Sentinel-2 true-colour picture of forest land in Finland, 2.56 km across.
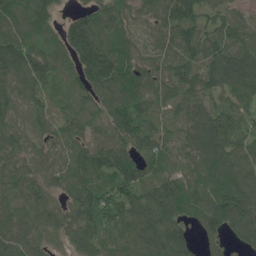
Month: June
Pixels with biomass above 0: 94%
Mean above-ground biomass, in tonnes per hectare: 102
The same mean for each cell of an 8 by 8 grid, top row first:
118 90 64 96 66 152 86 47
136 90 144 114 55 115 111 96
113 104 95 126 97 108 119 110
62 75 112 123 101 73 95 84
84 67 79 122 125 87 120 98
97 74 115 111 99 96 136 142
81 105 132 143 112 126 147 160
103 62 106 98 112 116 53 56
